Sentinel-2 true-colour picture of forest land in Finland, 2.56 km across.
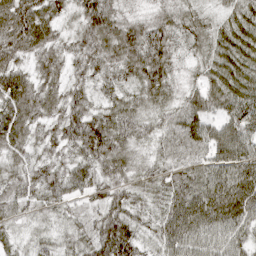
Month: April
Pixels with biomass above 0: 98%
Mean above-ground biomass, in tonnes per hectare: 69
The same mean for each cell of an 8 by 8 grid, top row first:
96 67 71 79 42 63 36 64
82 72 68 83 93 53 60 80
78 63 56 53 74 42 61 78
98 66 76 65 56 56 64 86
70 54 90 89 41 64 88 91
63 76 70 70 52 65 81 93
53 50 33 72 48 98 107 89
33 47 63 124 45 95 71 63
